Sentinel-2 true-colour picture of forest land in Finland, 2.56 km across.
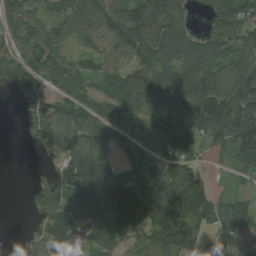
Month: August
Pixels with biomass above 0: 81%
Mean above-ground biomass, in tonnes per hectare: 99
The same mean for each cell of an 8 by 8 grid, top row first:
75 57 76 95 140 94 42 103
68 93 42 70 99 139 112 97
98 87 81 67 128 145 157 152
6 121 94 69 90 166 172 168
3 106 96 61 90 178 74 132
0 44 174 134 170 195 33 29
0 107 140 164 170 127 82 67
42 129 130 113 72 151 39 83
